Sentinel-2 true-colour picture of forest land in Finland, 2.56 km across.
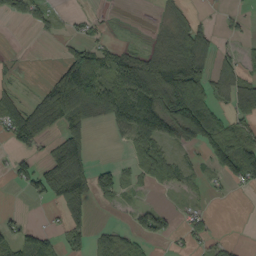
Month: September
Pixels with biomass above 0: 50%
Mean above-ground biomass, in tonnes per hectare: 52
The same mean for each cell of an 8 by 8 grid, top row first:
33 29 12 4 1 43 8 19
1 0 49 34 27 110 63 16
14 32 215 77 115 134 73 67
72 122 98 76 96 149 106 66
44 32 98 6 63 50 84 81
40 98 96 49 27 41 19 75
6 11 71 11 36 15 18 0
56 44 33 62 36 15 35 6
